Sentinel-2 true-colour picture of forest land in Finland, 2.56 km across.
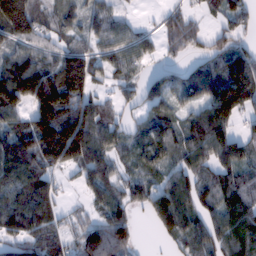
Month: February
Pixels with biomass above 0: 79%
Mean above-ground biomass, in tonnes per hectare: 98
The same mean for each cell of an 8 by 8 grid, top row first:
253 69 63 55 6 73 39 76
78 56 72 60 50 55 64 66
218 189 190 50 66 85 136 176
96 234 174 52 68 72 117 106
146 234 212 86 87 104 132 94
121 79 51 61 65 74 73 71
126 89 21 101 56 159 74 114
96 95 85 174 2 64 90 104
